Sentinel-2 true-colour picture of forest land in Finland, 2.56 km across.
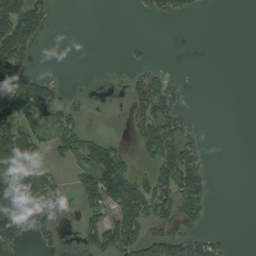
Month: August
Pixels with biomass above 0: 40%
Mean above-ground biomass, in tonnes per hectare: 48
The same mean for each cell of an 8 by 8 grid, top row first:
153 35 0 0 8 25 1 0
159 0 0 0 6 0 0 0
102 53 0 1 49 17 0 0
86 84 30 6 78 55 0 0
136 47 95 50 67 98 10 0
99 55 59 142 43 131 35 0
163 59 62 91 125 100 30 0
55 21 26 105 101 69 53 0
